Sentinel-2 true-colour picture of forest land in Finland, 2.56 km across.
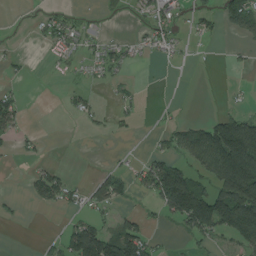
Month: August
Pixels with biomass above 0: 36%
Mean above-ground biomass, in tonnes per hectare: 40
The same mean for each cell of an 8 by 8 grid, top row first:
1 24 12 8 21 31 30 95
4 20 27 30 23 17 5 10
8 2 8 20 2 0 0 2
48 0 26 15 6 4 6 37
21 6 0 2 1 54 153 218
0 55 4 42 47 117 70 211
6 15 24 32 8 110 165 185
0 13 142 105 77 5 32 77
